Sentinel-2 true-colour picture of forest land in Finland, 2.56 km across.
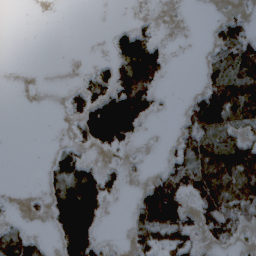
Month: March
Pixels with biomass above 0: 41%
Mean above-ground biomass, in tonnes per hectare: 51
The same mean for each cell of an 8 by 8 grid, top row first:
0 0 0 0 8 1 2 32
0 0 0 33 114 1 25 105
0 0 17 80 119 1 46 105
0 0 67 176 79 8 156 102
0 2 43 89 7 35 89 74
0 32 115 37 13 79 111 111
3 50 219 7 113 133 93 105
66 16 168 7 60 72 38 29
